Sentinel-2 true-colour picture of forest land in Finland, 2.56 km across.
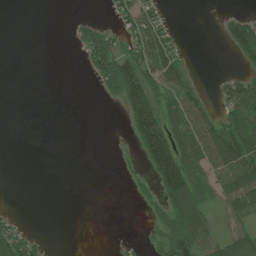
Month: July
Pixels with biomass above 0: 37%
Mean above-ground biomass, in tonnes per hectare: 42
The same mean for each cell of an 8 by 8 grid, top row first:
0 0 6 26 74 3 0 29
0 0 35 81 93 36 0 79
0 0 1 103 125 84 2 59
0 0 0 1 142 78 49 96
0 0 0 0 112 117 124 125
0 0 0 0 19 152 57 112
3 0 0 0 18 130 56 84
87 6 0 0 8 127 83 77
